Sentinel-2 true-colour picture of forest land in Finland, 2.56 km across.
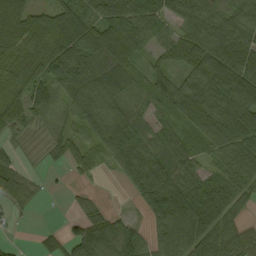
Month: September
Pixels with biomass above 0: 83%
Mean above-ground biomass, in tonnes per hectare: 63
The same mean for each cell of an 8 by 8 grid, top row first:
84 58 65 72 54 62 78 62
70 82 92 100 45 60 81 91
67 76 101 93 41 54 105 98
57 44 80 84 46 56 106 96
22 26 45 103 75 52 54 76
58 7 20 20 109 77 41 69
32 2 22 14 45 116 78 39
6 18 47 96 47 96 83 57
